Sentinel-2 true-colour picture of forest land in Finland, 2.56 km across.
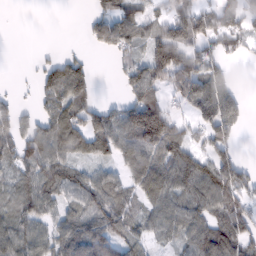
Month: February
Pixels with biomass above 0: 70%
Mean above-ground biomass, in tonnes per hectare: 68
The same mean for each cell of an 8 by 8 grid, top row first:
0 0 4 83 54 104 67 72
0 5 6 57 49 132 60 37
2 66 107 5 119 90 104 7
48 67 87 62 172 30 92 55
73 110 83 86 121 102 55 20
47 81 58 51 92 104 120 78
58 56 80 95 48 74 85 91
80 65 105 71 48 47 106 92
